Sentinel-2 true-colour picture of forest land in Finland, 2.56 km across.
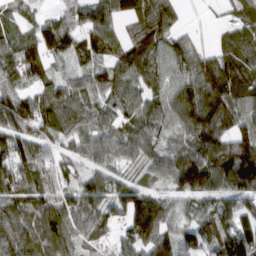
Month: March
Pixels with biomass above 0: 90%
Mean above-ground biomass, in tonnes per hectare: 91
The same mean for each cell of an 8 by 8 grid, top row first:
47 37 59 89 103 54 3 74
98 121 81 79 104 79 28 104
77 68 60 90 89 89 145 113
130 106 95 58 83 110 157 104
116 72 63 74 93 56 134 132
120 83 65 70 63 110 159 180
76 98 102 80 162 65 68 83
107 112 70 46 130 86 85 148
